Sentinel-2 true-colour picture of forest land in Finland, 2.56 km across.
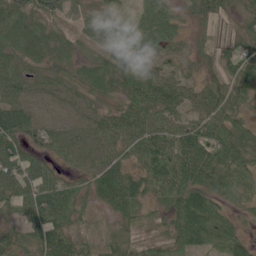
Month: June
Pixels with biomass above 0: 91%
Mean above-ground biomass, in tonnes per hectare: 55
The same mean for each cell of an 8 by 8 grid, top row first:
61 54 37 40 45 30 48 35
60 48 35 75 61 22 26 51
59 56 51 64 80 43 30 53
83 60 58 38 72 55 70 41
60 46 68 59 76 78 84 66
81 57 37 86 61 82 73 55
51 98 50 52 35 65 67 23
42 70 44 48 31 61 54 28
